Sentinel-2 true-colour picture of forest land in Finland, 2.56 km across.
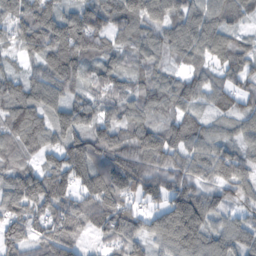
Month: November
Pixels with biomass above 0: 91%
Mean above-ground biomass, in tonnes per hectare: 76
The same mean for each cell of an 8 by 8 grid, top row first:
85 110 101 103 87 88 87 53
45 77 107 54 62 69 86 56
60 96 43 70 49 50 55 52
93 84 79 51 61 58 36 57
73 71 92 97 84 78 77 45
94 100 92 118 95 72 56 70
89 84 82 107 53 139 86 44
72 80 47 57 66 121 89 78
